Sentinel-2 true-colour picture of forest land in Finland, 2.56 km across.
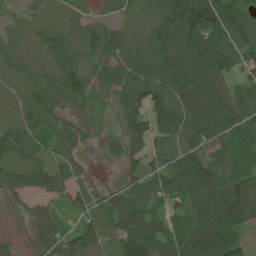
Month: June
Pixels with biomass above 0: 88%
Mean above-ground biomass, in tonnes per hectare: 73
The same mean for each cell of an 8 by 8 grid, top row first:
37 75 47 28 68 111 121 63
78 89 68 85 102 107 118 74
76 76 48 65 125 107 129 50
88 66 22 16 106 127 115 76
76 51 31 15 69 97 85 42
67 62 31 3 65 90 98 57
16 52 47 67 81 44 120 116
13 91 82 79 110 89 125 43
